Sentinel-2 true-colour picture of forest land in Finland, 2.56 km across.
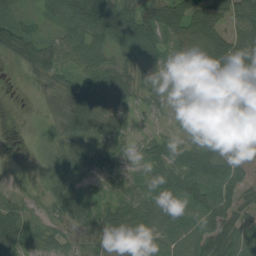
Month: August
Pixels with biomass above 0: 87%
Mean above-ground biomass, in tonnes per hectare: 53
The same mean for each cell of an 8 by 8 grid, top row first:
53 36 80 95 65 71 67 68
87 62 68 43 61 60 79 74
3 35 58 84 34 30 84 79
0 17 93 69 27 17 47 91
0 38 44 53 34 41 51 37
7 54 65 34 39 64 82 42
45 38 80 46 59 49 68 53
91 54 26 59 60 35 67 52
